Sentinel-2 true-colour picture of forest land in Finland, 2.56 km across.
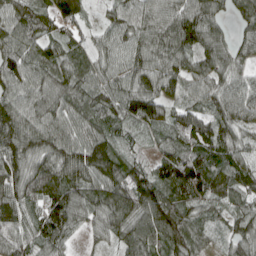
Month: April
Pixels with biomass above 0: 94%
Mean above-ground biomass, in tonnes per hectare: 90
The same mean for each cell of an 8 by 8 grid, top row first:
90 75 53 58 92 107 97 63
90 68 54 74 96 113 101 62
105 93 96 78 107 91 89 65
110 99 96 90 115 66 78 90
130 107 113 76 30 86 98 73
109 117 112 116 83 143 129 91
94 105 95 111 121 105 64 65
97 92 27 56 123 106 55 86
